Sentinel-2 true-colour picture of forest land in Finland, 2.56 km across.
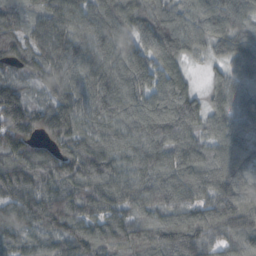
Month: October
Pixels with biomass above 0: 98%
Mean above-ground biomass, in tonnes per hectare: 115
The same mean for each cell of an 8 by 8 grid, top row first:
69 114 109 129 141 102 111 114
109 143 118 118 112 118 84 130
90 126 121 137 125 95 40 102
200 156 118 115 122 142 95 115
147 85 112 101 109 110 90 123
161 126 137 127 114 119 125 123
112 155 104 110 103 104 99 127
85 81 129 96 97 148 92 99
